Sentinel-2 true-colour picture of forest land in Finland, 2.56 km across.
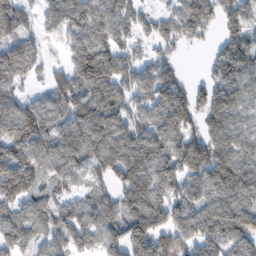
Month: February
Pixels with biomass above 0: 83%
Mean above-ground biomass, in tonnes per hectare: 98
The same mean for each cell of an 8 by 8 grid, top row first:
97 58 95 87 54 85 111 106
104 25 94 95 40 54 24 124
74 45 122 140 92 96 78 106
86 71 108 111 68 162 135 75
94 99 129 126 131 117 130 85
140 56 56 96 125 122 159 143
77 71 78 97 128 125 116 138
94 86 77 77 132 98 119 108
